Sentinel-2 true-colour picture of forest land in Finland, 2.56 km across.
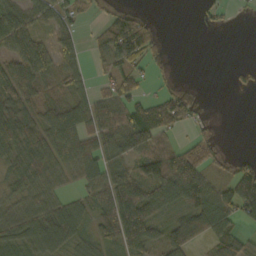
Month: October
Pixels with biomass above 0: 66%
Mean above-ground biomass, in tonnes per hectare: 52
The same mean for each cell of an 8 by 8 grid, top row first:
62 50 31 41 18 0 12 5
56 43 36 82 57 0 0 0
79 50 40 50 25 7 0 9
88 63 74 60 85 71 2 0
96 75 100 60 77 30 33 0
51 55 55 76 81 119 55 70
45 65 21 87 105 48 104 91
59 99 46 45 85 84 64 52
